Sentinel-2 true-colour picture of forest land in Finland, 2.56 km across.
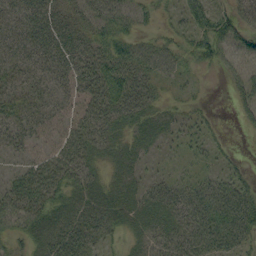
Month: September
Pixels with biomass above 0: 78%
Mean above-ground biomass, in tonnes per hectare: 33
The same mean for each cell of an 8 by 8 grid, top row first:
31 46 38 50 23 17 38 47
35 43 42 46 33 27 44 32
25 29 41 56 40 18 3 29
34 25 32 46 37 17 10 14
24 25 49 33 27 14 18 1
26 49 39 27 19 14 18 21
49 43 46 49 41 41 49 55
27 51 56 16 28 41 48 34
